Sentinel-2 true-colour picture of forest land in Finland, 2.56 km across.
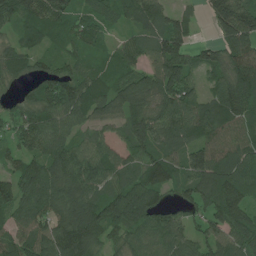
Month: July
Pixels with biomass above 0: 91%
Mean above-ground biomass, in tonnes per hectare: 95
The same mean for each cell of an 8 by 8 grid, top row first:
114 117 68 66 99 72 66 171
66 53 59 46 78 137 56 128
55 91 99 79 95 133 49 130
62 104 99 81 109 111 99 120
71 100 73 62 94 88 106 103
83 123 122 84 89 67 153 127
105 111 127 116 122 69 97 130
90 112 156 59 75 98 81 104
